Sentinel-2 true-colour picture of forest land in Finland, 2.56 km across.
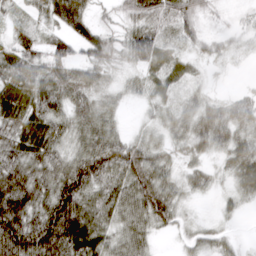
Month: March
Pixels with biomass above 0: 87%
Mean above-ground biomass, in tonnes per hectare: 49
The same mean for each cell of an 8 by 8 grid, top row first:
21 47 69 21 65 52 27 13
56 42 52 51 73 26 30 17
71 69 65 25 31 37 11 2
62 67 49 27 12 37 62 61
52 64 39 58 41 31 62 63
81 66 87 60 74 30 29 52
97 87 83 53 72 46 3 17
105 117 93 43 37 11 28 8
